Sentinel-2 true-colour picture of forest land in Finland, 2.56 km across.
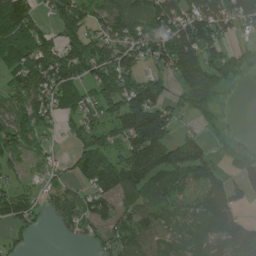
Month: June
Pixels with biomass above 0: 71%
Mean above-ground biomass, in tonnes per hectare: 85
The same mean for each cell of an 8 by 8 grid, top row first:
146 55 130 126 88 125 145 117
128 88 142 126 92 141 109 28
76 132 103 123 85 55 139 26
75 86 74 97 237 48 44 0
79 19 73 77 183 91 45 20
29 25 72 139 127 92 72 60
110 43 81 72 94 51 60 29
28 0 36 61 78 49 86 182
